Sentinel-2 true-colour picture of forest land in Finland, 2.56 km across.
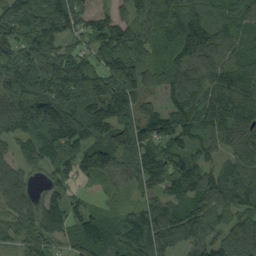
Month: September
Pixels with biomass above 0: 93%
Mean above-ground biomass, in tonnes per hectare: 108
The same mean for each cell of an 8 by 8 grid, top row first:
88 82 85 71 94 137 132 101
76 105 63 119 95 113 136 85
149 167 166 159 114 106 123 151
152 161 143 129 86 126 132 142
66 118 121 127 100 101 83 106
107 52 58 76 121 129 83 117
125 112 55 38 95 100 116 116
51 78 105 99 166 97 91 116
